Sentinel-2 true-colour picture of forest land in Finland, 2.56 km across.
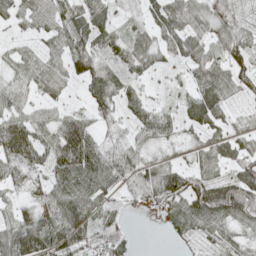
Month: May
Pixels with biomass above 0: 84%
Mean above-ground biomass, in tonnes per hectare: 48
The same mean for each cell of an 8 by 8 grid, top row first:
39 62 57 37 29 57 50 33
24 33 58 49 63 44 44 56
35 47 47 54 34 21 59 47
47 31 29 44 48 30 68 24
56 55 88 44 36 26 39 40
31 51 87 65 66 62 57 63
34 51 76 43 17 49 100 80
81 77 63 58 0 15 39 36
